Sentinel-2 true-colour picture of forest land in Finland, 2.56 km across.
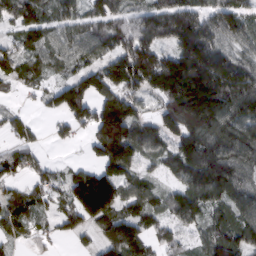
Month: March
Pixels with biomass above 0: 82%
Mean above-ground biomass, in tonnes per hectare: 102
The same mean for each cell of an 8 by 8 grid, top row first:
74 56 60 87 67 102 83 102
72 85 85 87 150 106 124 69
66 49 103 153 193 262 206 132
25 38 115 229 69 197 216 145
57 20 24 264 122 135 151 145
57 54 82 145 62 73 155 106
69 33 143 125 87 95 76 83
49 23 23 122 103 68 74 99
